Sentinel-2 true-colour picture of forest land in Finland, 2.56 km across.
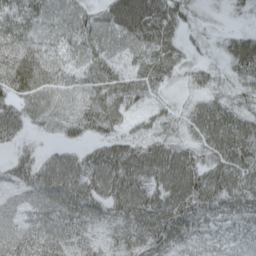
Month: April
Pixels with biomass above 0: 94%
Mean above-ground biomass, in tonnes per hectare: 53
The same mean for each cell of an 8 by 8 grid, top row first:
60 49 47 66 89 47 14 16
68 49 47 43 53 30 20 62
79 63 44 50 42 23 36 39
55 59 61 62 30 26 71 49
28 13 27 53 55 48 68 77
43 67 68 80 71 88 68 64
35 58 67 67 73 80 63 58
52 48 44 40 70 70 48 40
